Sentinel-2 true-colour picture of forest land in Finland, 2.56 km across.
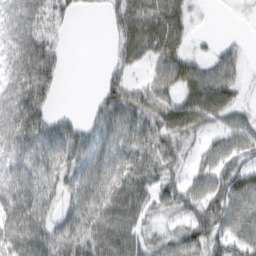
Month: February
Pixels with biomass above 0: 78%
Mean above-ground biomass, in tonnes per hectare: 50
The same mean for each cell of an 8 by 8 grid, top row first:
75 53 13 35 74 55 3 4
69 67 0 19 66 50 13 18
74 66 0 34 19 52 65 27
97 44 9 60 60 64 72 31
76 58 63 49 54 46 26 44
58 49 56 70 53 30 47 72
84 51 57 68 43 43 68 71
54 62 66 70 36 45 65 53
